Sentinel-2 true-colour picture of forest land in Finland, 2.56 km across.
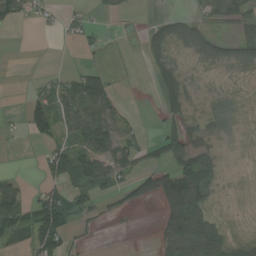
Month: August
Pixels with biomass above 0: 52%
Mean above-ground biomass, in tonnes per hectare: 45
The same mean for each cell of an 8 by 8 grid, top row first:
62 24 30 10 9 46 37 55
0 0 22 7 55 31 60 62
0 22 69 38 2 77 4 4
7 92 100 77 4 57 22 7
3 39 71 95 41 71 40 3
34 41 90 71 61 98 63 2
104 138 73 25 12 79 45 2
51 107 19 0 0 111 122 45
